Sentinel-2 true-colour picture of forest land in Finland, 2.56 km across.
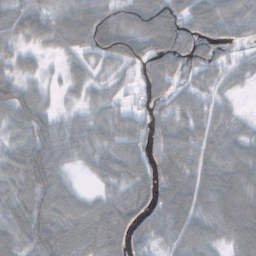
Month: November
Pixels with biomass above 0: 89%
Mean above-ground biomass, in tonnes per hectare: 66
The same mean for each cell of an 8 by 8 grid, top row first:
61 55 77 89 100 97 99 72
43 40 59 126 91 111 78 36
70 23 49 33 60 86 46 30
74 46 31 42 50 58 61 26
51 75 46 49 64 87 67 65
66 89 14 51 63 108 85 86
66 69 55 70 70 110 65 99
65 86 79 77 57 55 58 67
